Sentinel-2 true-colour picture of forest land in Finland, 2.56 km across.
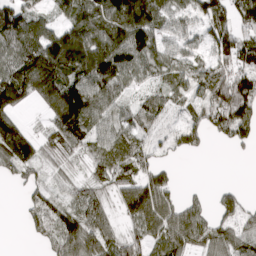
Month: March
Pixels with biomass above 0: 78%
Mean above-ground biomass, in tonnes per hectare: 85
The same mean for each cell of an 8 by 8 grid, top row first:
116 48 96 112 132 73 95 90
116 148 136 128 134 60 65 107
131 143 107 132 50 69 105 120
76 67 152 80 88 50 105 153
154 74 85 106 65 57 35 56
47 48 39 80 84 22 0 0
6 85 86 51 135 85 54 70
0 51 114 73 82 107 90 93
